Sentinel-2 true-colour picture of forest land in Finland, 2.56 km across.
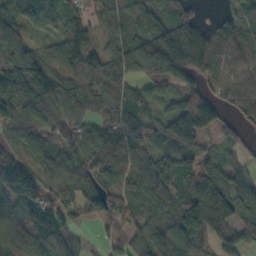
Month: October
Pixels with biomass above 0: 88%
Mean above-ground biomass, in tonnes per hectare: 98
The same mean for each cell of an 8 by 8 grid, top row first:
87 85 72 63 115 106 14 65
97 71 153 60 143 230 130 75
126 161 104 77 68 113 55 64
121 91 74 82 89 100 140 50
93 91 59 142 114 109 40 44
148 89 96 115 103 97 100 72
120 109 63 75 89 121 196 118
121 112 47 43 103 124 100 110
